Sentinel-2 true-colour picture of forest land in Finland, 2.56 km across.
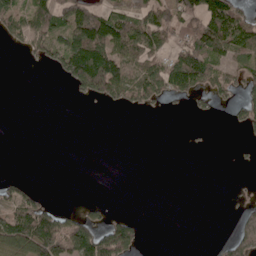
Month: May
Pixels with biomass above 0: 38%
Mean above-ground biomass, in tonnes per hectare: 46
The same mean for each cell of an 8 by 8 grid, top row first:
65 89 121 69 78 77 103 69
13 80 134 106 94 54 107 90
0 2 131 148 76 116 82 47
0 0 0 7 24 5 17 42
0 0 0 0 0 0 2 7
12 0 0 0 0 0 0 1
80 55 21 8 0 0 0 21
103 162 156 149 23 0 1 97
